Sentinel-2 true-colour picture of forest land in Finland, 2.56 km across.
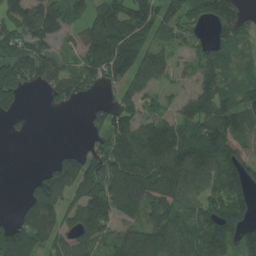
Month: July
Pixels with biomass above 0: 76%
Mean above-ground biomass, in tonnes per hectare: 105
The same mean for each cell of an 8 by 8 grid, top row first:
150 156 58 159 139 105 94 71
111 86 92 207 123 75 80 57
164 111 128 88 90 38 122 74
47 9 9 125 95 51 139 154
1 0 17 134 148 144 148 127
0 95 161 173 181 153 123 128
28 138 136 143 118 106 124 115
162 85 99 84 134 89 143 101
